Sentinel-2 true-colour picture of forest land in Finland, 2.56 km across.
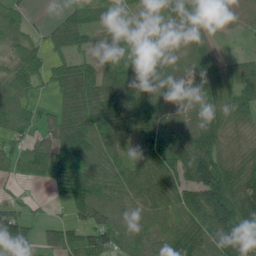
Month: June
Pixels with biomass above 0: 88%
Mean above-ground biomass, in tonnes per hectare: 79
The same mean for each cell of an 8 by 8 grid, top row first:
48 9 61 32 44 65 40 58
72 64 66 68 95 54 61 6
73 52 116 95 73 55 69 69
72 25 110 128 104 58 79 63
40 88 106 94 93 112 118 61
33 104 77 77 96 91 165 131
46 11 85 81 81 84 161 155
119 50 93 96 80 97 96 135
